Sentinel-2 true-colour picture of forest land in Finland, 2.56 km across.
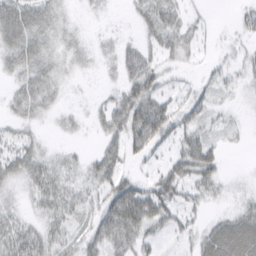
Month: March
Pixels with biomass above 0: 67%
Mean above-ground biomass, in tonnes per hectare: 25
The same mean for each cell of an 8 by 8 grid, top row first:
45 32 5 3 24 31 6 12
36 27 20 10 23 31 7 11
22 35 6 8 53 9 13 14
19 16 7 41 63 36 27 7
28 8 5 25 48 23 34 6
25 31 22 45 14 45 36 4
14 26 22 55 72 36 12 16
36 30 27 42 27 12 38 69
